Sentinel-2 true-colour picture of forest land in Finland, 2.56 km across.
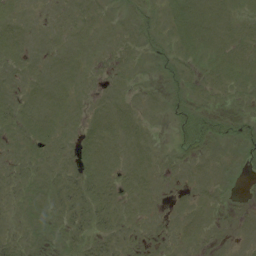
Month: August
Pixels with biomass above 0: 72%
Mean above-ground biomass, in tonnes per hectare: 7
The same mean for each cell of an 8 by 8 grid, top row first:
7 3 5 3 10 12 11 7
8 5 6 5 8 10 10 10
5 7 5 4 3 9 9 9
8 9 5 9 5 10 9 7
6 8 7 8 6 8 9 9
6 8 11 8 9 4 6 2
5 11 16 11 6 3 6 3
10 8 11 10 5 6 5 3
